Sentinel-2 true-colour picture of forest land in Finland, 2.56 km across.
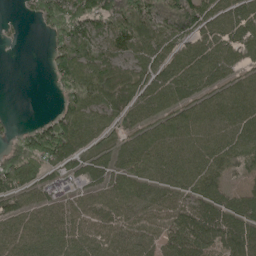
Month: May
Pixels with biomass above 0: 82%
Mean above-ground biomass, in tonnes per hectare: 73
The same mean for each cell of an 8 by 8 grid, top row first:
6 100 119 136 145 179 80 69
3 37 153 76 86 58 66 67
0 19 137 89 70 84 68 48
2 15 106 65 61 64 67 66
67 148 74 43 69 75 64 72
156 71 61 57 67 64 86 46
46 68 65 71 71 79 69 62
71 73 72 72 60 85 84 94
